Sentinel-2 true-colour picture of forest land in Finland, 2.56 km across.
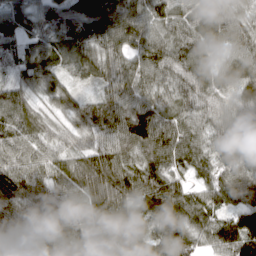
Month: March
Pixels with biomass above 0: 97%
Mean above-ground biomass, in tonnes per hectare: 89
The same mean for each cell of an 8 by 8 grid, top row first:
74 74 98 108 66 86 66 57
64 95 103 90 90 89 60 71
64 92 66 86 87 85 77 91
111 49 80 92 104 81 69 66
88 76 51 87 107 106 64 93
107 94 73 107 118 85 77 107
104 100 70 84 115 137 112 105
81 105 98 134 106 105 75 147
